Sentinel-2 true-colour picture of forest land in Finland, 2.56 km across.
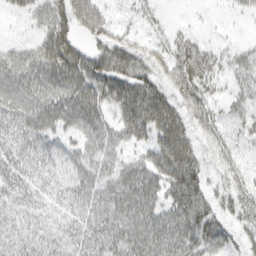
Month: March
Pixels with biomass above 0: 79%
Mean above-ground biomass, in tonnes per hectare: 42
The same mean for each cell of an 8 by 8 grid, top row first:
13 50 62 17 16 2 3 11
24 58 38 54 30 39 26 21
60 61 65 71 50 48 43 34
50 62 68 39 75 47 36 30
32 41 37 40 36 72 27 20
34 33 44 44 59 69 29 22
29 23 38 60 64 58 46 35
33 29 37 61 73 69 69 23
